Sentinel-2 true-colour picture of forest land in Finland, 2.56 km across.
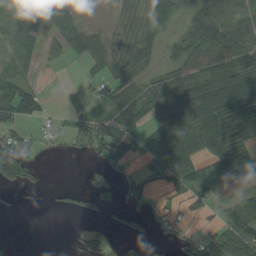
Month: August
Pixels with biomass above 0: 61%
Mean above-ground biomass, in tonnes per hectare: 53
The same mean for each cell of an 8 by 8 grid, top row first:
37 55 26 11 48 43 88 61
54 23 66 34 48 49 125 90
62 2 10 54 46 84 94 123
85 10 25 85 78 108 105 124
70 11 28 85 56 132 97 68
93 5 6 41 65 101 70 63
10 7 25 31 30 22 20 71
3 0 36 31 21 19 40 87
